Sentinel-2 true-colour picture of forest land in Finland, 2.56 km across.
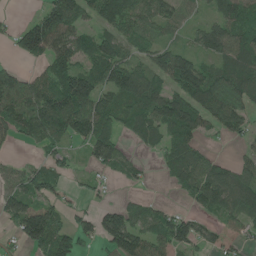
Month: June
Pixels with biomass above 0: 72%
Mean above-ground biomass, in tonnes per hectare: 79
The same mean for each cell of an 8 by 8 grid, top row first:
5 113 94 142 94 60 40 92
58 136 89 98 54 61 87 95
85 90 140 112 106 126 117 113
105 138 123 86 89 133 115 85
24 48 46 110 39 85 22 34
46 80 23 38 19 69 103 87
91 81 26 52 50 20 62 91
45 126 68 102 99 113 61 35
